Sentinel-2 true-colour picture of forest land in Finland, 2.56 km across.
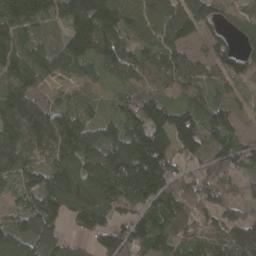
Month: April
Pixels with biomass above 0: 92%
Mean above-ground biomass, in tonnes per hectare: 134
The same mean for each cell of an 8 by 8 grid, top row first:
176 134 174 179 156 169 117 81
147 106 162 151 107 125 62 68
132 94 58 50 101 116 72 81
211 172 121 70 154 122 121 56
218 192 193 151 221 153 97 97
126 146 193 213 265 137 117 89
79 188 195 146 164 176 104 90
136 133 46 124 160 127 126 135
